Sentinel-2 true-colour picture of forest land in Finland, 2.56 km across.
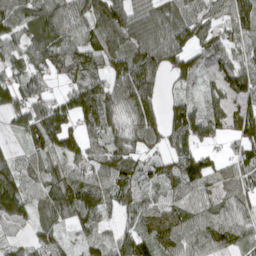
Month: April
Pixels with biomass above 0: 89%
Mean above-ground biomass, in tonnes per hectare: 93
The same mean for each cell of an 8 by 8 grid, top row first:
92 123 97 126 107 89 84 106
71 111 107 100 144 123 88 62
65 63 108 91 148 55 51 70
85 146 144 90 129 31 66 119
25 142 108 85 72 83 62 86
100 97 105 112 62 94 101 78
115 97 187 85 76 89 78 84
35 83 48 63 83 116 110 77
